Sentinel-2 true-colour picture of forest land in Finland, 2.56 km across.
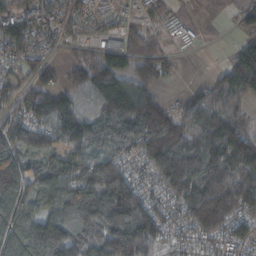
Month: October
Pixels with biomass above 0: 87%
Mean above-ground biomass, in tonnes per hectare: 123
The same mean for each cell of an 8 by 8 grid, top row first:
100 74 68 42 47 31 9 47
85 41 40 84 99 13 3 77
50 76 78 132 95 12 33 152
74 142 86 154 193 79 115 78
141 109 108 102 169 209 165 185
187 113 156 220 66 246 257 243
160 128 193 260 177 103 325 195
132 216 145 248 226 61 97 104
